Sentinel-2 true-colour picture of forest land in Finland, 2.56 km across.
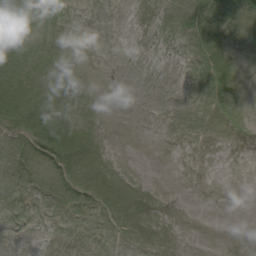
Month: August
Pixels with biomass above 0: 32%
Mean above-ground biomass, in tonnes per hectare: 5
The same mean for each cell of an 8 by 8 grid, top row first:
8 2 0 0 0 5 13 7
17 3 0 0 0 1 15 1
26 15 4 0 0 0 9 3
27 23 6 0 0 0 2 4
14 39 24 1 0 0 0 0
9 13 21 7 1 0 0 0
2 2 6 9 1 0 0 0
0 0 0 1 0 0 0 0
